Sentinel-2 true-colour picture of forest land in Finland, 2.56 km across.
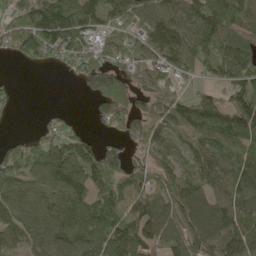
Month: May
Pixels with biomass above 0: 80%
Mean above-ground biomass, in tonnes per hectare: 90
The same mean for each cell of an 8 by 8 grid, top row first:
70 136 152 105 111 102 139 125
62 97 95 72 89 127 79 125
6 0 50 116 65 55 39 98
8 13 2 105 65 94 128 127
34 100 85 46 69 50 127 135
72 112 120 113 68 69 93 123
77 84 111 101 115 109 109 104
66 98 117 126 111 87 129 160
